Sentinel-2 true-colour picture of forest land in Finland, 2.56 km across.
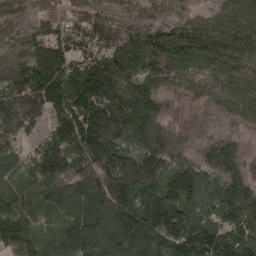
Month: April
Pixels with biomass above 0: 96%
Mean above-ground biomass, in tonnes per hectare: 135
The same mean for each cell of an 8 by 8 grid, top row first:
68 75 93 107 125 115 72 127
81 165 102 162 185 181 183 167
130 135 182 203 159 116 90 130
192 115 154 185 214 81 76 83
61 80 155 202 205 148 98 63
50 175 187 207 254 121 105 112
87 90 144 203 185 168 98 161
133 59 144 173 148 130 134 133
